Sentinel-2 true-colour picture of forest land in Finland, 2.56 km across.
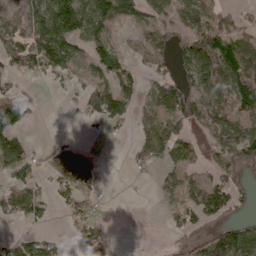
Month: April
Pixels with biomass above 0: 56%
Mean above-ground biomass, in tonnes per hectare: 57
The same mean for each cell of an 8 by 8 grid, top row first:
39 151 158 101 69 69 100 26
75 143 41 44 50 60 103 95
30 23 26 51 24 76 97 119
131 0 23 76 25 105 100 87
64 7 14 3 49 83 44 132
41 28 91 0 8 44 41 54
73 36 40 3 0 43 88 34
35 38 30 16 0 16 72 86
